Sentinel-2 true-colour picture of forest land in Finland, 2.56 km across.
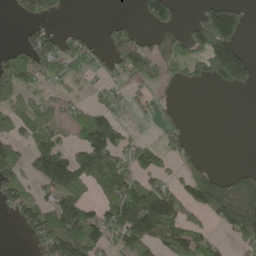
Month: May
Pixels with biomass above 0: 49%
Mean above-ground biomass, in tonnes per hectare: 77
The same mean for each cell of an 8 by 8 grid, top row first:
31 77 0 7 58 53 113 88
41 101 74 70 66 89 177 74
97 58 28 35 71 45 92 124
75 53 47 69 18 19 0 0
82 92 76 157 58 65 0 0
102 164 130 144 76 43 98 32
85 97 121 118 208 100 117 112
3 130 160 66 128 110 72 53
